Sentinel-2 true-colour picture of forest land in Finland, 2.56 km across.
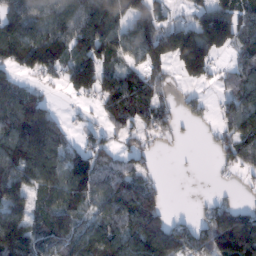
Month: February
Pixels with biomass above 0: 72%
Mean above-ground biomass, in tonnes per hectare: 93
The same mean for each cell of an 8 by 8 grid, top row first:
105 102 122 137 119 24 125 109
127 133 111 99 114 173 168 73
70 34 148 91 90 36 52 87
145 73 15 79 93 40 18 114
155 143 59 45 41 12 9 107
125 135 152 100 74 1 1 28
100 81 72 100 138 3 44 57
178 83 105 124 184 141 122 194
